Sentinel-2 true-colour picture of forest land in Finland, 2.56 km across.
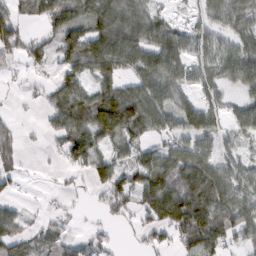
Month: February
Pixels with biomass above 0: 69%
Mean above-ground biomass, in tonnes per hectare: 62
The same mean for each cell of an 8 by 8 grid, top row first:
49 62 63 94 60 10 39 54
65 43 127 127 101 81 52 58
11 17 72 80 85 66 48 64
6 37 119 179 115 76 81 48
32 12 95 59 52 51 53 23
32 2 18 74 91 116 103 60
23 8 6 43 69 154 134 79
74 55 27 18 22 50 117 42
